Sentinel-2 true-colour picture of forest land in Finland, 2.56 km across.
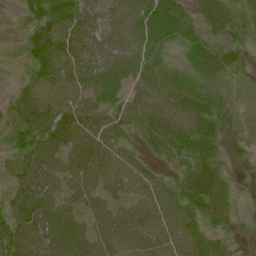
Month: July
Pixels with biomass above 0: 88%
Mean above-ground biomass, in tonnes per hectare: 54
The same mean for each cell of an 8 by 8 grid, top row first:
13 85 72 50 74 67 54 34
9 106 66 55 60 24 45 30
11 67 62 63 64 52 32 19
40 67 63 44 65 72 66 18
39 76 55 48 32 60 66 21
52 81 66 56 47 36 74 7
79 89 61 57 63 57 57 10
85 91 83 61 62 65 48 7
